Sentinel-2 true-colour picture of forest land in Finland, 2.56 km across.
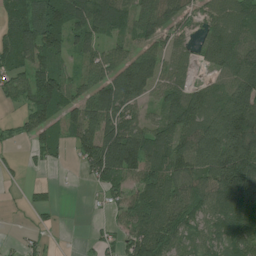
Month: July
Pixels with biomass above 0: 76%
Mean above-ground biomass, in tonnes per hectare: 81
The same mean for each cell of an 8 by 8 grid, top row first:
98 139 116 129 67 65 55 90
119 122 58 50 65 42 62 97
60 119 48 111 154 60 33 118
20 117 84 119 41 108 103 167
18 76 77 167 132 95 134 162
10 5 15 106 104 100 100 174
4 26 0 29 97 90 81 108
9 19 8 28 116 75 67 109
